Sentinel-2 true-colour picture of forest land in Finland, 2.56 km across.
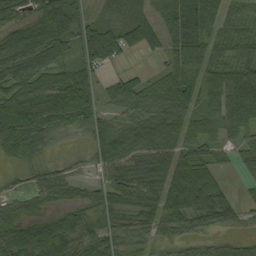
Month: September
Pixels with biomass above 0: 83%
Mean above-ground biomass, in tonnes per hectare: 54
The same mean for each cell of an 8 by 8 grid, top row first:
52 49 36 20 37 98 78 44
39 44 69 79 49 80 68 54
45 42 57 26 30 81 53 59
90 71 65 30 64 85 55 53
74 26 6 54 68 69 49 41
14 46 23 56 57 87 66 18
49 40 40 55 65 86 91 32
77 101 50 51 33 34 34 31
